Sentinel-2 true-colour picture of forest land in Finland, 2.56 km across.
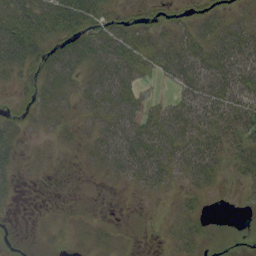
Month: September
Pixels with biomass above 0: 66%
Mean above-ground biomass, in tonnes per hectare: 27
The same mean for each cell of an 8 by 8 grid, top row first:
54 52 64 21 15 15 25 20
63 38 49 55 38 44 44 52
22 45 38 63 21 34 54 53
13 28 21 49 35 42 47 46
25 6 16 53 60 47 43 36
14 2 2 21 42 21 33 16
4 1 0 0 0 8 4 2
3 3 6 9 0 14 7 3
